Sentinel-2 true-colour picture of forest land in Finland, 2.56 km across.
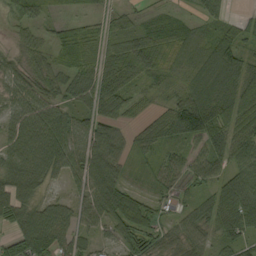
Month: September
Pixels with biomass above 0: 87%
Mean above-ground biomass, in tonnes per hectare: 61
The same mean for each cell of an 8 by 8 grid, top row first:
38 22 16 30 26 23 38 19
26 44 48 49 84 53 57 65
48 56 67 98 50 28 93 78
53 63 62 73 27 95 126 79
72 104 90 87 57 52 72 64
94 61 74 84 16 48 54 82
78 42 45 96 53 23 66 136
78 106 46 39 58 50 45 66
